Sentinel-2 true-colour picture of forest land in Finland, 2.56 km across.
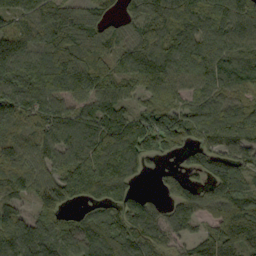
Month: September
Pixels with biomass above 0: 90%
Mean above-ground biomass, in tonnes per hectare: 109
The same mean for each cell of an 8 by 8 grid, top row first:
95 125 91 44 102 128 106 122
55 120 106 87 103 128 135 131
117 155 151 92 107 110 126 115
127 123 79 112 87 115 129 119
79 108 101 145 178 116 109 134
102 103 151 181 42 59 91 79
73 92 62 94 108 98 107 153
112 95 103 133 138 69 95 153
